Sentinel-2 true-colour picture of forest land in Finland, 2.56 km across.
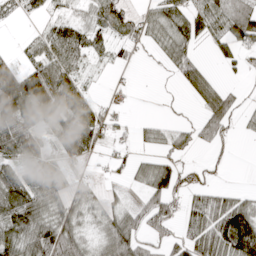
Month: April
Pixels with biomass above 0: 64%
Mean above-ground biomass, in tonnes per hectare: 51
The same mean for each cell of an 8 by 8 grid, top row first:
15 24 23 65 30 60 63 70
9 55 62 30 18 63 19 60
116 115 36 4 0 26 46 8
129 111 89 23 0 5 78 21
101 42 86 25 18 37 43 3
83 62 11 11 43 56 14 0
101 76 50 31 57 43 98 72
92 101 62 78 47 51 90 127
